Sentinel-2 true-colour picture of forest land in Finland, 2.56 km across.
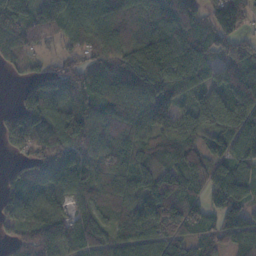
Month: November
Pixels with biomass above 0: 88%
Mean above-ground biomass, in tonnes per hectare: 99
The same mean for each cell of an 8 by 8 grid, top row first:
147 134 93 110 105 121 71 130
80 37 77 118 151 125 76 103
19 123 108 130 214 100 60 108
98 145 138 127 121 24 116 112
81 103 111 92 95 113 84 97
51 85 93 86 111 143 94 49
87 92 60 84 119 158 83 75
56 107 79 83 98 103 53 83
